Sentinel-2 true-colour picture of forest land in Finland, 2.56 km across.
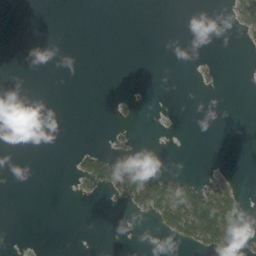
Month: September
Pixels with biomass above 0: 11%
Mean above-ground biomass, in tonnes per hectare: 8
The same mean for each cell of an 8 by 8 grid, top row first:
0 0 0 0 0 0 0 24
0 0 0 0 0 0 0 2
0 0 0 0 0 0 5 0
0 0 0 3 1 0 0 0
0 0 2 7 0 0 0 0
0 0 27 50 34 17 9 2
0 0 0 4 32 66 106 26
0 0 0 0 0 20 61 21
